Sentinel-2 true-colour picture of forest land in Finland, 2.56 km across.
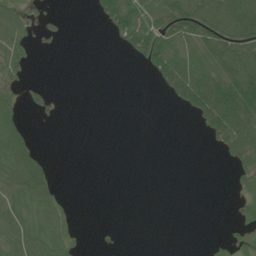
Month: June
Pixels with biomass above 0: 39%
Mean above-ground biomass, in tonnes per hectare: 41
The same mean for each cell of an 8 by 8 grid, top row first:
52 18 0 100 97 105 131 134
52 11 0 6 126 92 103 112
43 5 0 0 4 118 117 137
45 22 0 0 0 13 146 145
83 0 0 0 0 0 22 114
82 52 0 0 0 0 0 43
58 48 2 0 0 0 0 24
58 57 14 4 0 0 4 23
